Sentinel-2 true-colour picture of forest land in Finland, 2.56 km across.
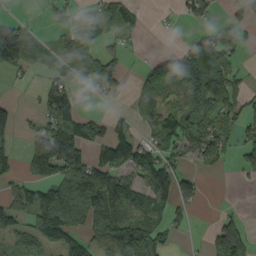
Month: September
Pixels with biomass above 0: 58%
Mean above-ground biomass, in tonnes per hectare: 63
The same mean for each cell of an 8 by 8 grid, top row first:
16 24 35 49 18 15 49 27
129 24 97 24 7 23 100 38
8 41 81 85 46 88 146 36
36 73 54 17 58 76 92 51
34 142 124 108 61 79 86 55
35 68 143 91 68 87 11 24
71 139 127 111 80 59 2 5
33 60 53 96 98 20 40 130
